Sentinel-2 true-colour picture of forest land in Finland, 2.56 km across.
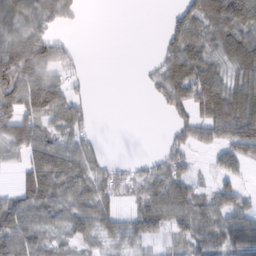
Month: February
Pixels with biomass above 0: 68%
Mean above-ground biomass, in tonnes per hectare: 57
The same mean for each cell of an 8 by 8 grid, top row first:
68 60 20 0 0 35 91 110
152 108 12 0 0 68 55 96
161 99 19 0 15 91 93 63
111 93 44 0 0 40 84 99
88 86 49 0 0 41 45 94
21 101 76 42 45 67 14 28
73 71 70 44 76 79 61 64
92 41 46 34 48 29 73 72
